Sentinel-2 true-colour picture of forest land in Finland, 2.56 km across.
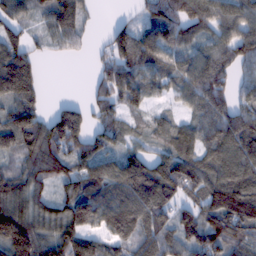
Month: February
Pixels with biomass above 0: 84%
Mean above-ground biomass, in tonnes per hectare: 103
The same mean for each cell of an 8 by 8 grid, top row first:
78 87 90 8 57 114 116 110
102 31 28 90 115 87 74 114
228 6 0 129 102 75 146 58
131 55 67 76 52 40 107 98
125 163 118 70 42 99 88 146
88 108 110 129 159 148 118 131
143 88 141 137 149 94 111 172
220 120 133 91 112 107 140 103
